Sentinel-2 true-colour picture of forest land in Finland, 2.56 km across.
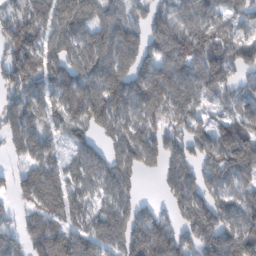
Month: February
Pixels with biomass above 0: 84%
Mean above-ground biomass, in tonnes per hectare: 105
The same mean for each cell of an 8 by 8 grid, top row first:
91 104 124 90 55 88 81 76
176 99 118 152 104 136 139 110
136 110 135 152 119 111 137 90
107 92 119 141 109 101 48 90
93 78 78 77 107 89 104 164
49 108 85 116 42 95 86 99
47 106 72 101 70 79 142 89
74 151 95 111 169 132 145 138
